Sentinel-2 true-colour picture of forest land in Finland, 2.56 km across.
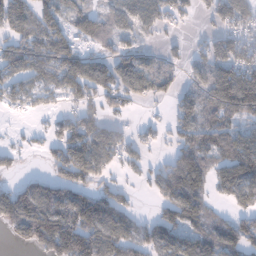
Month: January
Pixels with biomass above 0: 69%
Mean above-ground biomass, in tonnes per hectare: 75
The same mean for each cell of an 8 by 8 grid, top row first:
97 71 24 62 87 63 46 108
79 137 51 53 39 16 66 107
78 98 103 80 95 44 82 121
29 31 60 25 7 55 88 95
15 44 101 93 42 49 81 98
27 55 97 31 36 131 76 108
141 109 122 97 5 101 52 48
37 153 176 127 89 80 85 91
